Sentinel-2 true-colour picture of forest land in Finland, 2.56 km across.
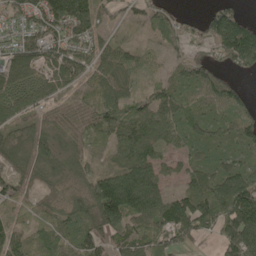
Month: May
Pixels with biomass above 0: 85%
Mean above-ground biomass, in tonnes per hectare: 78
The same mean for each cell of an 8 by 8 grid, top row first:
87 144 169 44 59 49 66 75
97 106 90 59 24 49 53 176
80 93 81 80 22 49 91 35
92 56 63 80 79 72 54 61
54 58 38 55 102 49 53 60
52 29 34 98 131 48 74 93
50 40 62 161 142 136 121 176
74 63 74 70 79 83 26 158
